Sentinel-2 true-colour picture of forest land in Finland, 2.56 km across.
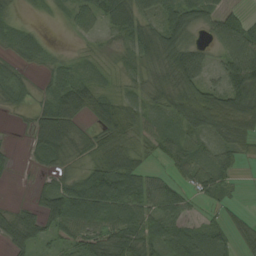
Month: August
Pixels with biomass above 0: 80%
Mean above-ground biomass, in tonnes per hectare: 51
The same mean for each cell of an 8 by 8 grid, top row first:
17 7 38 50 50 75 54 40
42 24 8 11 55 78 28 82
39 28 48 17 35 76 35 93
12 65 69 73 47 71 116 108
4 93 48 66 51 43 29 58
7 23 47 108 67 34 56 15
24 62 101 83 83 55 16 13
59 41 72 83 65 63 50 44
